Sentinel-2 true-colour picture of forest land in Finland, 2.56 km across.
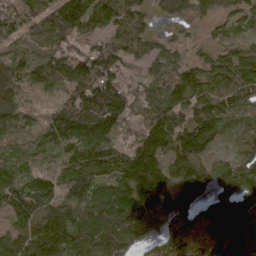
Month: April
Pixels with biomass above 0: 94%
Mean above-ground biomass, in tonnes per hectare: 111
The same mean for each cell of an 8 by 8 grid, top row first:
119 126 200 137 87 76 58 77
65 87 74 112 83 65 50 66
122 92 132 129 93 123 118 125
83 41 153 171 117 128 123 73
47 62 104 119 136 163 127 64
78 67 128 138 190 128 146 117
121 120 116 160 179 154 96 137
105 170 133 137 77 60 84 129
